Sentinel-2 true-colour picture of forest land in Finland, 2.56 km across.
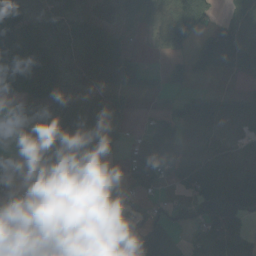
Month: September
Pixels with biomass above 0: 67%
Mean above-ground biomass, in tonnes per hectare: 52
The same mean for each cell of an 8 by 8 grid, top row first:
57 43 26 19 31 77 68 58
99 60 50 57 5 32 81 82
32 73 47 50 3 23 18 17
45 49 63 72 4 38 87 30
67 70 53 45 74 91 67 10
67 71 52 7 62 62 91 63
54 84 21 26 38 24 110 73
34 116 48 7 87 47 60 59
